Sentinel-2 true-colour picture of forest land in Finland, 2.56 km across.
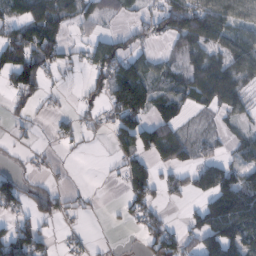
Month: February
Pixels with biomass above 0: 56%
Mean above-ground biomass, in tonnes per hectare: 52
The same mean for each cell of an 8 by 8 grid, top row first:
58 87 44 24 31 125 137 80
117 105 26 92 40 33 69 76
42 38 8 101 84 42 106 54
27 11 23 58 70 44 26 34
10 7 16 33 91 93 20 31
38 19 0 9 73 26 70 60
46 55 19 3 50 4 79 125
108 34 21 3 46 67 84 87
